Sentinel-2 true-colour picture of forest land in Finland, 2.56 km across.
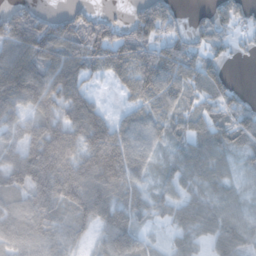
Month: November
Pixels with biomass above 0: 83%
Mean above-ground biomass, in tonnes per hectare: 79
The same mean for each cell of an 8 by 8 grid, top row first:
98 59 66 22 105 57 53 80
105 111 104 141 116 97 72 19
144 113 101 48 139 104 111 7
73 84 123 28 64 60 68 94
74 173 107 132 73 43 76 69
102 124 138 143 47 50 64 26
65 85 88 92 48 60 63 41
66 66 34 77 39 35 42 61
